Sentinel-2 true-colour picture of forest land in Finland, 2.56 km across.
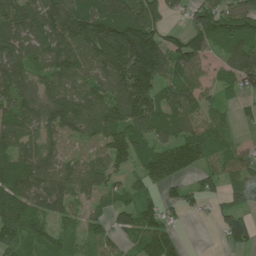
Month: July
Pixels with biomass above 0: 84%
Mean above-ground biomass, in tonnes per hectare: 106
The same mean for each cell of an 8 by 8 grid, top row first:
127 135 140 152 151 28 118 136
120 126 148 200 236 112 86 116
161 100 116 143 214 99 62 104
128 123 147 137 184 140 77 34
121 104 35 118 98 125 108 41
146 126 111 74 81 95 71 79
157 98 52 55 96 56 32 72
99 76 53 59 106 74 0 70
